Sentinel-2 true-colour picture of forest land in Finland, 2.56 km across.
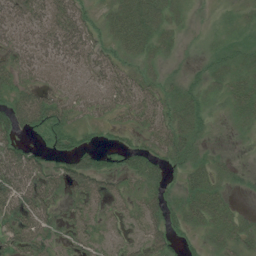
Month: July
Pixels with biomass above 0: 82%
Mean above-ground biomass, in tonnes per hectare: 41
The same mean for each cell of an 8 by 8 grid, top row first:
48 52 48 41 74 29 5 19
49 49 60 33 44 20 16 33
43 30 25 49 35 24 37 36
65 79 31 31 51 51 32 31
45 40 39 15 33 67 23 8
80 67 76 52 58 21 57 19
57 57 33 28 54 39 68 14
45 46 39 28 51 37 31 49
